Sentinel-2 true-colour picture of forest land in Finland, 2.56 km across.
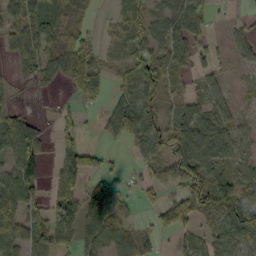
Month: October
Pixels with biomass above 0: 68%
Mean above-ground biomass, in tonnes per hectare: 49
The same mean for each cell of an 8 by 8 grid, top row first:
61 76 38 18 46 55 28 10
46 79 66 16 56 59 27 30
17 38 67 24 77 24 28 6
23 1 27 18 56 33 45 16
113 17 47 11 54 82 82 40
84 25 77 32 24 57 76 39
95 72 76 81 21 74 59 102
70 74 81 71 36 20 37 89
